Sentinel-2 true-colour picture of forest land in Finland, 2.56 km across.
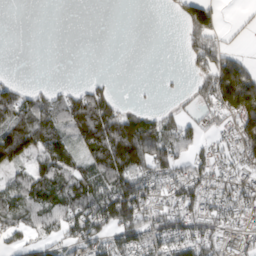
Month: March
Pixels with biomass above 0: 59%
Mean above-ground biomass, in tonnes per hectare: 66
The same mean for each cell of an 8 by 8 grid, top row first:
0 0 0 0 0 21 94 6
0 0 0 0 0 1 100 19
19 4 5 14 1 4 85 224
95 94 106 94 55 32 53 166
148 88 62 162 157 93 30 87
54 105 85 112 99 87 65 63
82 84 104 172 131 98 83 83
44 50 85 85 111 105 88 53
